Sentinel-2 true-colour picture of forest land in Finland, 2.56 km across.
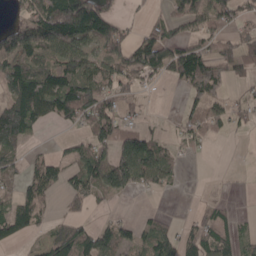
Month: April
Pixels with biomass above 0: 59%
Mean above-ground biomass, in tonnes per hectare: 65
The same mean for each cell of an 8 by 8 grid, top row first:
28 142 200 78 16 50 82 47
125 96 98 83 96 77 51 78
123 103 98 93 40 54 113 41
136 75 96 77 24 9 63 29
72 6 40 95 98 30 23 1
45 77 75 120 95 26 0 3
75 31 36 10 9 1 33 8
45 60 117 94 50 78 92 59
